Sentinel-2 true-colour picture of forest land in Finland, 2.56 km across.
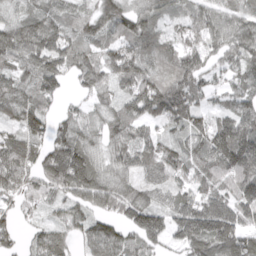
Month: April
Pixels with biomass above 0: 91%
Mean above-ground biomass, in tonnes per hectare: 95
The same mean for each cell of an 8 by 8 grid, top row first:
64 92 65 102 87 51 94 86
118 134 95 84 95 90 106 118
90 116 65 89 116 134 66 85
99 68 53 77 99 120 60 93
90 101 106 86 95 67 110 156
104 111 149 94 67 73 116 140
51 41 78 77 124 88 126 128
41 94 65 105 97 81 162 124
